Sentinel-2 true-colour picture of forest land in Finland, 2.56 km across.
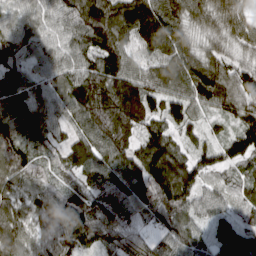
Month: March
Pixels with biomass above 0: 98%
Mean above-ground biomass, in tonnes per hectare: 103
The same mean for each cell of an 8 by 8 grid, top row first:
63 67 136 156 209 114 79 83
99 70 107 134 137 155 63 66
114 79 122 129 102 127 158 126
127 97 129 135 116 89 62 105
94 75 116 137 113 97 69 108
94 51 96 141 154 161 70 57
79 81 104 110 98 118 70 65
95 66 98 74 52 99 77 115
